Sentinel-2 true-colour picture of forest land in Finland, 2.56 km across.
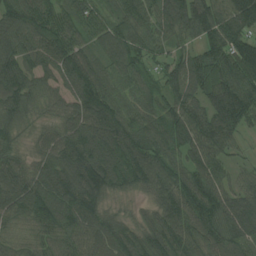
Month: August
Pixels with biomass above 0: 95%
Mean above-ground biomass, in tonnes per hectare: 97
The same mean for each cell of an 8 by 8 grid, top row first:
93 86 85 57 80 124 132 125
94 105 84 84 75 53 83 105
115 69 137 71 51 91 115 126
93 48 101 109 73 115 118 152
54 71 133 146 126 111 115 37
98 99 145 139 119 103 105 42
105 125 125 34 34 106 114 125
52 67 75 111 93 114 96 114
